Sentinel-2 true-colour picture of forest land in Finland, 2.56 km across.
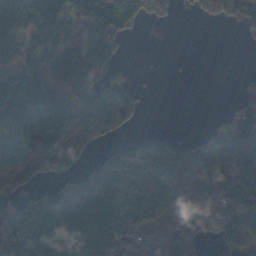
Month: November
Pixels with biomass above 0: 67%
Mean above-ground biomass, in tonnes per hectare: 88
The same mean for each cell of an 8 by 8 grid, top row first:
127 151 109 117 60 17 53 70
43 120 70 111 0 0 0 2
90 125 89 112 5 2 0 18
138 156 72 142 27 0 3 59
174 191 121 41 74 90 80 87
130 81 63 144 142 133 137 110
76 76 96 179 153 90 186 84
91 93 124 178 98 104 49 72
